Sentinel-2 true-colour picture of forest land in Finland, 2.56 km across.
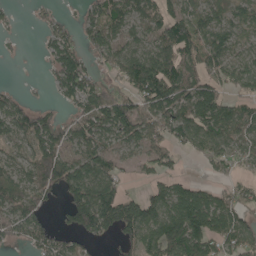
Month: May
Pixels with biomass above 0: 73%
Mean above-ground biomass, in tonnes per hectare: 82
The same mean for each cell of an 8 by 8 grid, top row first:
9 21 27 95 79 97 65 63
4 41 64 87 67 131 102 49
1 20 121 57 174 117 93 84
90 41 68 140 97 96 129 73
63 122 73 54 71 69 94 77
58 109 118 79 33 49 20 43
84 41 173 149 120 138 139 92
43 78 57 39 130 168 125 106
